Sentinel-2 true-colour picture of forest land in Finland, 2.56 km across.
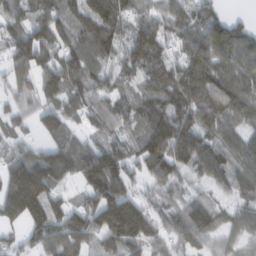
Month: February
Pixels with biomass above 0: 88%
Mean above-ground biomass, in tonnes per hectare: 107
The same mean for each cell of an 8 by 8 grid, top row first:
74 102 106 161 72 95 108 19
113 115 120 112 141 59 115 110
71 113 142 64 75 132 167 121
73 99 85 113 110 163 149 118
58 81 76 87 120 189 86 86
151 144 110 187 84 93 76 85
161 137 107 191 101 89 98 84
53 127 116 124 132 106 51 47
